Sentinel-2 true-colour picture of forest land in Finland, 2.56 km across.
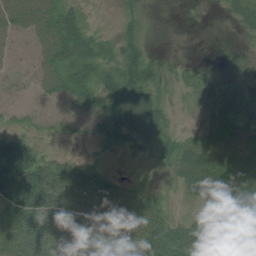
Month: July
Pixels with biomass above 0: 77%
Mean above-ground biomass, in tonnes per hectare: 44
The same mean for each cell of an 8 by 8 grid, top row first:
52 52 27 6 31 1 2 23
17 44 61 29 36 0 0 1
7 34 55 47 63 13 20 6
8 11 27 61 90 9 26 37
62 8 7 32 37 36 34 34
110 92 79 36 10 22 72 67
98 105 85 102 99 8 25 47
83 88 76 99 119 79 38 24
